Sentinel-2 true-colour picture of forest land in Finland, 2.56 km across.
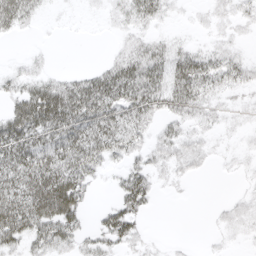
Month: April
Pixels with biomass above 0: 65%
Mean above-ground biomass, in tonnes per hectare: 26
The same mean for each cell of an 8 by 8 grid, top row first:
43 4 2 10 30 5 7 11
0 2 0 5 30 23 11 7
17 28 33 60 61 51 17 18
48 82 63 43 39 27 14 6
60 49 57 44 18 24 9 4
58 69 47 8 29 10 3 4
74 81 35 21 18 0 1 9
39 44 20 27 10 1 2 4
